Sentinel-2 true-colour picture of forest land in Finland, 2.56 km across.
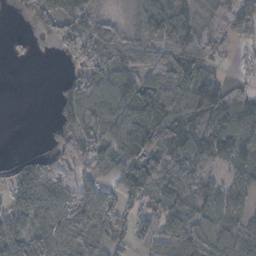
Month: November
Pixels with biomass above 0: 76%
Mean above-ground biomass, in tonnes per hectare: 70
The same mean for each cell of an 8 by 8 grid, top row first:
16 120 115 17 59 102 63 91
9 13 94 51 49 95 85 25
0 0 86 83 87 115 96 25
0 1 66 69 88 86 116 113
0 10 62 57 105 70 115 105
74 122 67 67 142 67 74 57
73 88 80 61 58 72 78 71
85 81 87 62 54 78 101 95
